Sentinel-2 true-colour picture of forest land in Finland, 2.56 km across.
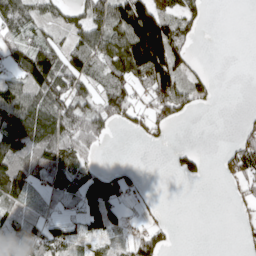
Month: April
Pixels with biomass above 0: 57%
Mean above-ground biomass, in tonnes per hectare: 60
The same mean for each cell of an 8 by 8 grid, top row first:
104 43 59 120 165 66 19 0
69 90 82 100 207 109 0 0
71 138 83 77 106 116 25 0
122 125 108 82 47 80 5 4
121 95 75 8 20 6 0 55
113 87 68 43 8 27 15 70
45 29 78 73 15 0 0 20
68 101 60 31 59 8 0 11
